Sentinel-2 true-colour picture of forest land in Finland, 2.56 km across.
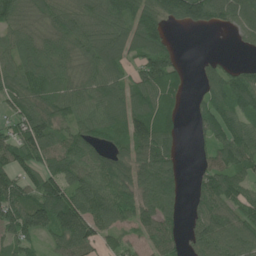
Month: June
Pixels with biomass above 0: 82%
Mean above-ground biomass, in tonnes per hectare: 83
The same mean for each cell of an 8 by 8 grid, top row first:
86 85 104 110 97 105 108 84
82 102 96 94 89 23 1 13
95 106 76 76 89 60 61 94
66 87 74 91 102 46 76 101
104 103 92 62 112 45 50 107
73 102 89 99 108 77 69 78
105 136 117 100 91 56 87 76
75 54 107 37 45 45 113 120
